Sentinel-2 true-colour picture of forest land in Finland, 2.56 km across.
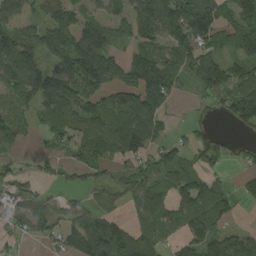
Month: August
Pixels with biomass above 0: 71%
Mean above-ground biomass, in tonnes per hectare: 80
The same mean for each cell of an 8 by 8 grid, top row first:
64 76 72 50 97 125 149 102
130 99 120 58 57 99 72 103
103 154 134 93 134 75 126 108
73 90 72 87 129 14 14 114
41 22 62 92 109 54 62 20
43 20 35 38 64 114 73 25
76 55 46 30 99 92 117 21
30 43 114 176 135 49 98 70
